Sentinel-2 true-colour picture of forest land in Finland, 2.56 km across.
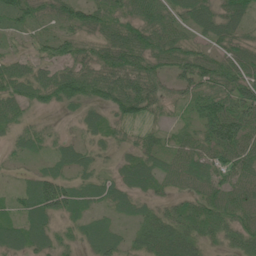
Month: June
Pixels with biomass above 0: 89%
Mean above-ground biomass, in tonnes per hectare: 50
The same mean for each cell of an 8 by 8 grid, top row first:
57 42 59 57 66 51 60 55
15 38 43 75 71 65 37 52
65 56 78 76 78 46 76 82
40 23 28 49 71 18 77 77
23 28 31 32 37 34 67 91
10 51 33 28 54 49 61 68
30 79 39 30 28 42 59 64
54 51 34 43 43 62 30 52
